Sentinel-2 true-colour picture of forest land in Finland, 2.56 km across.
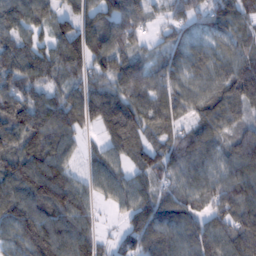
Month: February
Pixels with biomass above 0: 92%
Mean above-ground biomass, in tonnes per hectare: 89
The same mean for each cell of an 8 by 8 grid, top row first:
112 74 94 94 74 57 67 81
102 72 126 102 33 57 67 71
104 71 64 92 91 83 84 124
118 102 79 123 111 84 89 77
100 92 42 76 66 78 97 89
116 160 47 82 56 76 92 110
140 157 90 31 87 89 59 113
99 152 108 22 90 88 89 99
